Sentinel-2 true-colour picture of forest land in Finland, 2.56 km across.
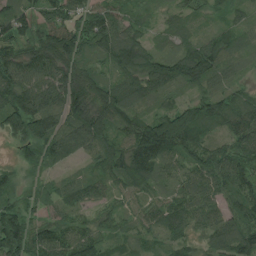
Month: July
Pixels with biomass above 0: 95%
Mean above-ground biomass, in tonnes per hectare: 78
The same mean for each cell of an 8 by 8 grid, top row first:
79 89 71 73 32 40 32 35
76 124 92 107 80 53 89 57
103 96 107 63 114 93 89 32
136 116 122 87 49 94 98 98
52 112 98 80 149 118 75 83
36 33 40 72 84 43 94 93
86 49 56 37 30 70 60 62
145 87 92 41 37 61 59 97
